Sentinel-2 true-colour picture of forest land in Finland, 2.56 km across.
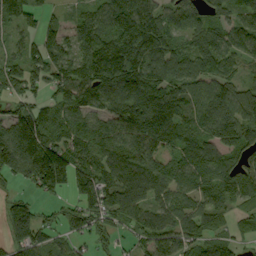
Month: September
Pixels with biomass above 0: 87%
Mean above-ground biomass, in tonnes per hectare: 114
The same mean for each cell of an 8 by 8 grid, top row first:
96 51 76 146 165 110 89 100
53 113 117 138 135 94 146 102
68 115 159 167 147 119 106 81
103 92 100 106 150 129 151 135
196 179 120 132 157 120 130 134
91 248 126 106 181 114 137 128
108 40 97 117 104 101 97 62
123 82 62 54 73 103 84 53
